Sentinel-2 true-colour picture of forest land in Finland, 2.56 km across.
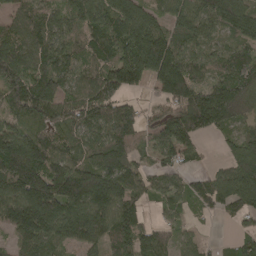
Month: April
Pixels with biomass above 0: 87%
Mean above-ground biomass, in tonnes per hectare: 118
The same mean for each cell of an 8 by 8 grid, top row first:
81 95 114 139 118 108 129 136
135 121 87 136 243 135 73 94
133 150 95 140 108 232 94 157
89 114 98 119 51 122 247 137
174 111 87 142 52 133 15 109
195 182 178 173 75 57 55 159
164 199 162 148 57 62 56 97
67 112 114 104 117 62 18 69
